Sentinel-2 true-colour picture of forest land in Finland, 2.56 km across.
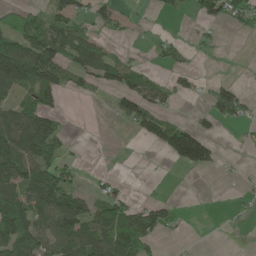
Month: May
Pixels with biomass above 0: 46%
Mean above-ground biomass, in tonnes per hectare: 53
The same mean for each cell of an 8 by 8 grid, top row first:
44 46 44 43 7 12 54 71
95 111 103 23 6 36 16 0
129 96 41 67 57 30 11 7
77 71 0 26 89 15 32 48
136 101 5 0 22 148 75 6
114 92 22 17 1 1 5 9
130 118 106 105 58 17 0 12
120 93 115 135 100 6 0 1
